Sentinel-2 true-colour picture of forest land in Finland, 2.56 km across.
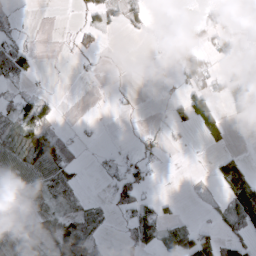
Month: March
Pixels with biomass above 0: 37%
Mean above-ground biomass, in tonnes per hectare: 26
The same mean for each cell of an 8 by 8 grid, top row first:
5 0 10 21 27 4 14 2
39 0 8 0 3 43 23 57
30 3 4 1 2 15 37 81
52 33 0 2 1 13 43 44
50 85 16 2 13 4 16 0
50 73 13 17 25 0 6 80
3 42 27 21 40 7 5 75
61 43 76 2 49 79 56 40
